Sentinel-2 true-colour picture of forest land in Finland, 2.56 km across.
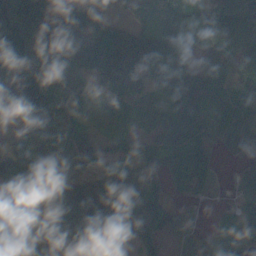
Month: October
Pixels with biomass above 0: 87%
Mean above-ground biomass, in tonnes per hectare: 87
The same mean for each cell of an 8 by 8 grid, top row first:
171 165 121 16 78 151 90 130
108 104 152 139 158 112 98 114
207 73 63 64 65 112 107 98
102 118 39 19 57 89 54 40
68 105 139 30 32 83 47 42
174 115 88 49 63 68 44 39
117 90 147 79 78 29 7 47
50 88 89 132 100 36 17 64
